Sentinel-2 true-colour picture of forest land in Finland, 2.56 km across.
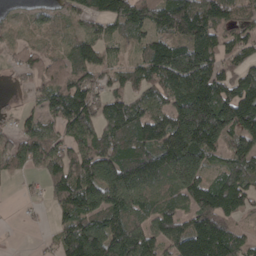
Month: April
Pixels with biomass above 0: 82%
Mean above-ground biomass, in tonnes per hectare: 107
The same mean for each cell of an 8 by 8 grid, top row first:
26 41 68 125 115 153 138 77
38 41 77 44 81 131 139 77
20 81 84 54 93 167 140 88
27 73 148 101 99 148 246 178
102 125 127 132 159 209 183 119
36 92 132 181 128 157 82 130
3 33 139 142 87 83 181 79
0 12 178 176 141 136 198 72
